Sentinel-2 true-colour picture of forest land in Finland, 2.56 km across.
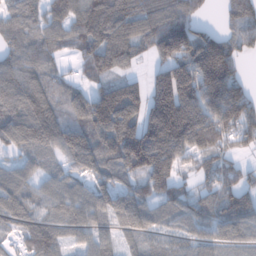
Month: January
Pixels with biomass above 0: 87%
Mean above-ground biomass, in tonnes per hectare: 104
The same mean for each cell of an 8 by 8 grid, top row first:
73 76 110 146 116 139 26 118
84 77 64 160 69 172 191 89
109 79 33 73 55 197 201 94
105 122 93 193 131 225 149 167
78 94 142 133 192 155 130 73
69 55 61 96 116 78 63 72
98 74 100 93 104 88 85 133
46 104 51 55 75 82 86 75
